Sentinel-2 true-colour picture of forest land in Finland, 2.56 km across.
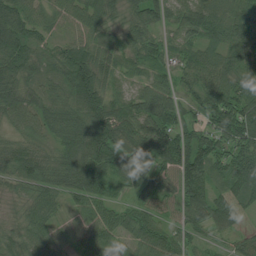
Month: July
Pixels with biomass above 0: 95%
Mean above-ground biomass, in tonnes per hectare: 77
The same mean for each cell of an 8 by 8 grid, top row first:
93 49 66 48 81 67 97 84
95 48 70 62 66 62 73 86
76 58 119 52 50 59 85 84
75 73 110 101 126 96 103 140
54 47 111 118 117 134 103 120
74 74 112 74 76 90 95 112
31 53 47 49 59 50 104 104
51 56 37 45 58 59 27 57
